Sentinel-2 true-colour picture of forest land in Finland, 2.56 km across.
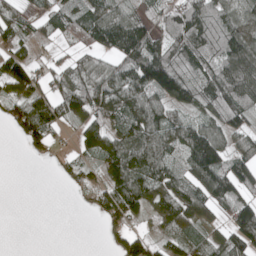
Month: May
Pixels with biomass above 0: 71%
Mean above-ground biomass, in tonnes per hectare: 68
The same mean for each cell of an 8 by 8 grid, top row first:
59 46 71 81 42 97 117 56
51 14 51 91 114 83 107 127
104 57 81 87 113 115 101 158
89 113 80 84 105 47 76 95
7 51 36 68 87 80 140 48
0 3 45 66 92 58 106 117
0 0 4 81 53 89 68 81
0 0 0 34 60 36 47 99
